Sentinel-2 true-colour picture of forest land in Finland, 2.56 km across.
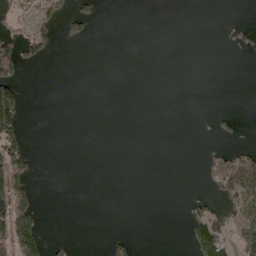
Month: May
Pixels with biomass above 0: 16%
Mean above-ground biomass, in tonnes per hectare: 23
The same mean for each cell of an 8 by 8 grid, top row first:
39 67 42 0 0 0 0 2
64 35 2 0 0 0 0 14
52 0 0 0 0 0 0 0
98 0 0 0 0 0 3 4
74 0 0 0 0 0 4 14
96 0 0 0 0 0 42 173
118 2 0 0 0 0 32 88
148 32 2 26 0 0 132 76
